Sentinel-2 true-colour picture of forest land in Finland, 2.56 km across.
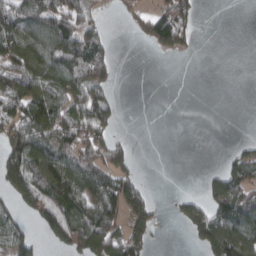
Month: March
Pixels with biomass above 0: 50%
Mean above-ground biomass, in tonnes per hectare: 60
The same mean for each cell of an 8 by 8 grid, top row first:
138 138 98 4 39 110 0 0
100 125 155 26 10 48 0 0
108 104 137 45 0 0 0 0
79 109 103 44 0 0 0 0
106 93 95 72 0 0 0 14
125 98 108 77 9 0 22 73
47 114 99 89 78 18 79 105
54 44 106 96 72 0 92 105
